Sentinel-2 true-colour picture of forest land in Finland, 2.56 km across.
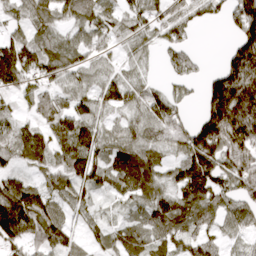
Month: April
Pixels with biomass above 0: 81%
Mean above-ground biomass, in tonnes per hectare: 76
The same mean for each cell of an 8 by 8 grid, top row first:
53 74 75 52 67 63 52 89
112 63 65 40 45 61 0 112
88 61 46 51 35 44 50 202
41 71 81 47 79 61 108 182
78 71 108 67 69 66 149 129
55 51 99 79 111 70 151 112
145 90 51 21 66 102 87 66
83 95 32 54 90 81 63 28
